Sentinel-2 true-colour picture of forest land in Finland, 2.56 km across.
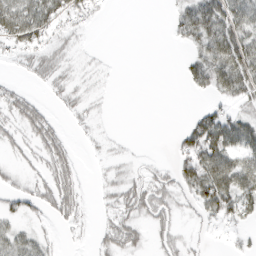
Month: March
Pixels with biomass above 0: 50%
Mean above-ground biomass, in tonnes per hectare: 25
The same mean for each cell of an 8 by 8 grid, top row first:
90 51 27 1 0 22 59 54
28 30 9 0 0 5 46 68
7 22 10 2 0 2 42 56
36 19 14 2 0 0 22 22
18 43 4 5 1 16 73 49
14 30 18 13 19 33 71 66
17 26 24 20 40 24 39 37
31 12 4 38 18 22 5 6
